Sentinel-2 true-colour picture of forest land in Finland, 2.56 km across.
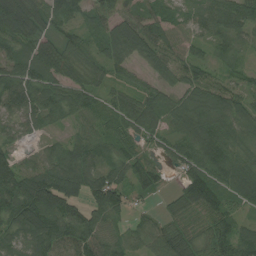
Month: August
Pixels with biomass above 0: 91%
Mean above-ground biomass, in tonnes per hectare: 69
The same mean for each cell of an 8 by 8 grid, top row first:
115 80 52 73 71 35 56 77
83 62 58 91 88 56 44 41
106 79 54 45 34 58 63 32
78 73 65 56 86 71 87 75
41 27 64 62 36 53 91 63
117 110 100 68 70 19 83 85
122 137 80 91 16 36 72 44
65 105 99 57 48 91 67 84
